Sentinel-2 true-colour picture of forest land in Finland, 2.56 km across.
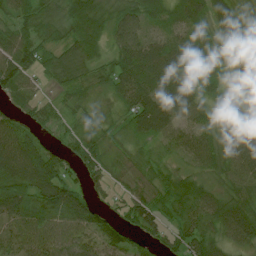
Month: July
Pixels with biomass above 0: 90%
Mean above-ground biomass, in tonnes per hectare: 56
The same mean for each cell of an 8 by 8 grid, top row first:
44 51 68 64 69 51 56 35
89 46 58 53 87 59 44 53
76 29 43 68 84 88 34 36
35 36 31 23 99 75 42 31
93 34 57 27 27 53 60 71
101 112 40 34 45 39 33 64
77 81 82 30 75 55 65 66
44 62 55 78 37 50 61 50
